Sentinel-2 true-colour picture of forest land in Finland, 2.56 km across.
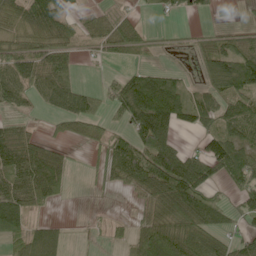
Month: June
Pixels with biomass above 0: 68%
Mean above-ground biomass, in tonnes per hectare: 66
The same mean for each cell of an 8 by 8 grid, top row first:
75 113 21 29 10 16 16 7
75 100 29 61 42 7 52 71
102 109 26 33 99 49 73 151
33 32 93 43 157 114 88 97
81 40 21 55 105 66 62 77
66 114 3 47 137 193 87 99
95 24 0 1 39 147 114 54
52 119 2 12 75 99 87 49
